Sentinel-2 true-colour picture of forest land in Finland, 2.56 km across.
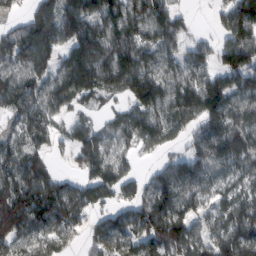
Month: February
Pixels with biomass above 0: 83%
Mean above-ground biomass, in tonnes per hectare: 101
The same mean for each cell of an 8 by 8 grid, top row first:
27 108 153 121 121 68 9 138
106 119 155 137 110 69 53 151
104 87 176 111 151 92 102 96
70 93 48 44 114 117 153 102
76 64 120 64 64 38 119 156
111 103 67 123 38 114 84 92
177 163 106 65 102 129 63 137
96 91 42 88 105 142 87 159
